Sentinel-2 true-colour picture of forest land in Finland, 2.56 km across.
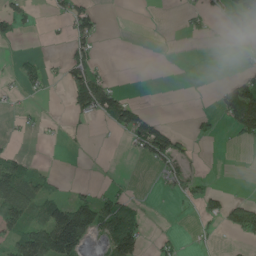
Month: June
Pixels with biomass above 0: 28%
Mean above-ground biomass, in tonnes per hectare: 32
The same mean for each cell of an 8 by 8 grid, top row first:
41 7 61 0 0 3 17 61
5 0 33 0 0 0 0 6
20 25 65 19 0 0 0 49
10 4 38 85 27 0 7 138
5 3 5 2 87 55 3 16
99 26 0 4 0 32 11 0
106 77 113 71 12 3 32 56
85 146 124 91 45 17 7 14
